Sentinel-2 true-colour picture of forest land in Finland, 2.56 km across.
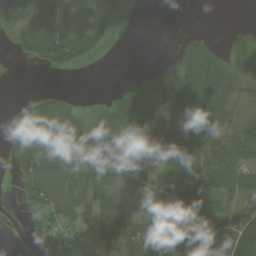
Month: August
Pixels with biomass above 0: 65%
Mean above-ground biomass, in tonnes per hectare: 36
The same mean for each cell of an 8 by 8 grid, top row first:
20 45 9 27 5 0 0 0
19 75 69 11 0 17 38 23
1 0 0 0 36 47 80 32
1 51 23 50 38 55 64 18
26 52 53 96 35 53 50 28
28 85 53 64 33 47 52 28
11 70 47 97 43 24 19 40
0 30 47 66 74 36 38 41
